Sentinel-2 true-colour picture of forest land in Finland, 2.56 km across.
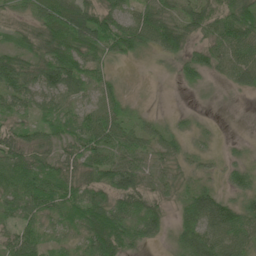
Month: June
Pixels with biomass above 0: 87%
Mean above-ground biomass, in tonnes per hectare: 51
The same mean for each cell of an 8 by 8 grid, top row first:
26 72 86 54 63 58 74 78
46 75 75 55 48 68 53 72
76 71 58 27 2 19 21 45
41 43 41 56 14 8 4 0
56 38 58 69 45 34 14 7
78 70 63 76 56 34 18 40
54 59 75 75 73 33 97 58
54 29 36 92 51 39 82 67
